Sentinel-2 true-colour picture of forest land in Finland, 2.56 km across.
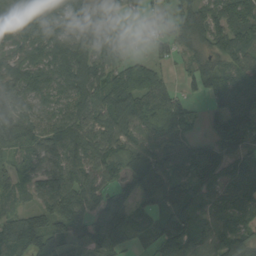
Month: August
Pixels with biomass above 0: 87%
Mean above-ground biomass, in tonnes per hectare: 81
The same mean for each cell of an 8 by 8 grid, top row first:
63 85 104 76 29 58 76 79
64 89 100 74 23 47 49 68
95 88 111 82 113 23 59 86
105 64 93 128 112 76 40 105
88 90 104 82 79 64 52 94
71 86 76 52 116 68 108 115
33 79 102 109 65 101 75 111
124 99 76 94 41 129 86 79
